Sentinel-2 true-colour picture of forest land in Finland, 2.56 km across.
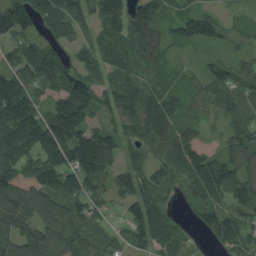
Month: August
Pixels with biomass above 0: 89%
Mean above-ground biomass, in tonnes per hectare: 84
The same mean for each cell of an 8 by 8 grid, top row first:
137 81 84 107 112 55 70 21
56 52 41 80 75 33 39 38
139 73 102 63 51 29 67 75
189 99 142 76 103 66 47 85
162 167 154 103 80 88 33 85
150 134 134 71 62 61 141 97
122 87 71 30 89 26 83 73
108 118 87 40 62 59 35 91
